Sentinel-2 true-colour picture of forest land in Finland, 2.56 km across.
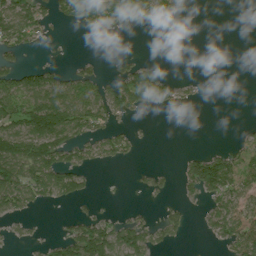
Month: July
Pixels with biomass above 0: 41%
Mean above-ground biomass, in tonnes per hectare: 58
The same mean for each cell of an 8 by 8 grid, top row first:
171 72 111 159 126 38 0 0
81 10 0 0 0 0 0 0
82 90 89 53 108 30 3 0
124 179 152 89 36 11 0 0
144 152 81 79 6 0 3 20
125 120 58 1 15 24 150 78
74 23 13 7 14 29 51 94
24 21 124 125 95 28 22 101
